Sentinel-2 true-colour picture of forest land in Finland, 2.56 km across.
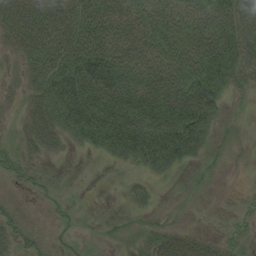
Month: August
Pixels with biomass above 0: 70%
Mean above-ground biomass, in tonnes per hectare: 47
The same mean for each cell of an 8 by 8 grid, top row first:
80 89 68 72 63 61 75 88
39 73 83 79 68 85 96 85
16 63 95 80 61 67 98 47
12 73 118 113 97 107 79 5
17 46 24 66 93 99 29 5
15 9 2 4 14 13 11 1
7 5 9 4 18 4 1 4
24 8 9 14 33 49 24 14
